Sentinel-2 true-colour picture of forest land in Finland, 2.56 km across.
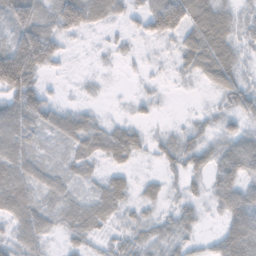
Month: November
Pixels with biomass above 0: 83%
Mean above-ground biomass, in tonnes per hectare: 39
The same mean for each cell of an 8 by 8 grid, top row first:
69 37 84 38 46 98 78 32
80 75 6 13 8 27 86 36
134 19 7 3 9 11 33 37
76 54 31 5 15 2 18 43
54 14 39 57 26 50 34 45
54 31 24 29 12 23 36 54
55 31 42 44 24 28 17 63
36 23 32 29 41 39 14 73
